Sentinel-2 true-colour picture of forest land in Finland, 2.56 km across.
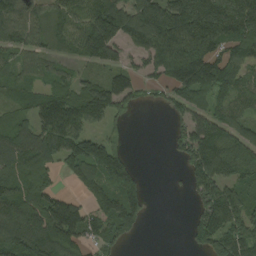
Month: August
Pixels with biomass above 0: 76%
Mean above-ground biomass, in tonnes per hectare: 111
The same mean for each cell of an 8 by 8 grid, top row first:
114 84 97 167 147 167 194 174
93 54 97 123 122 196 157 123
76 71 62 80 54 152 170 107
57 154 145 82 10 64 112 66
120 133 128 64 0 54 178 121
156 108 107 170 26 5 177 138
163 171 91 160 77 0 154 142
158 191 107 87 7 0 150 171
